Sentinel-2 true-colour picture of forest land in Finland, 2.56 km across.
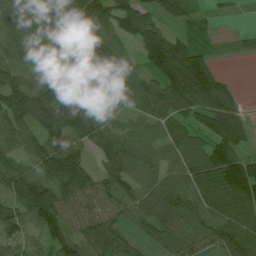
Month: July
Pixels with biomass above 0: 90%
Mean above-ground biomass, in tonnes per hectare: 77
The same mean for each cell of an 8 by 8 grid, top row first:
77 97 133 82 74 72 23 5
71 51 110 82 79 93 35 12
63 72 90 87 69 150 121 7
78 95 96 41 59 97 93 49
61 80 74 84 79 83 87 65
97 84 93 88 74 62 114 131
75 116 70 63 83 89 79 96
53 53 65 80 37 85 60 123
